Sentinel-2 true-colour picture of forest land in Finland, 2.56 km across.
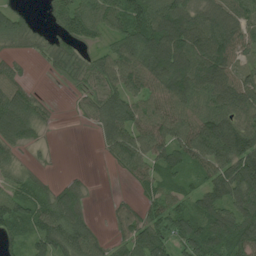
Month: July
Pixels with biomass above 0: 80%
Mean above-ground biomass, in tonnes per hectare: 72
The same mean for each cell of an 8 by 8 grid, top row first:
42 29 98 77 103 113 82 70
29 28 44 60 118 133 126 66
39 3 33 78 89 117 124 67
120 19 22 85 84 88 85 84
77 9 0 71 103 97 143 134
41 14 10 7 69 57 63 138
96 88 71 18 43 57 91 98
42 96 103 35 86 66 111 100
